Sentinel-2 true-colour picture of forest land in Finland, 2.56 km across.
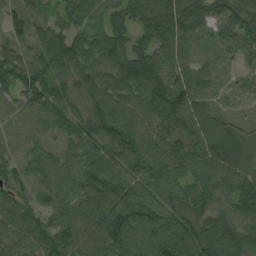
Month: August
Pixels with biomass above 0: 97%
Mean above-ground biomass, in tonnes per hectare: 90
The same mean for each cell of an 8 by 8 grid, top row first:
59 46 85 69 77 113 75 95
64 110 86 82 77 107 42 80
99 106 84 89 119 98 57 39
75 103 85 111 102 107 85 23
66 56 87 96 101 94 121 87
63 81 95 107 93 93 94 100
89 62 101 117 105 93 93 101
81 102 107 124 117 122 140 116
